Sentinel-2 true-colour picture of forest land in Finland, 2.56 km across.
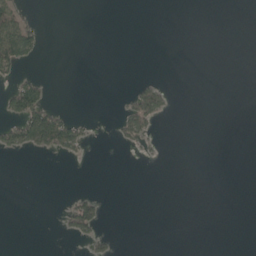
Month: May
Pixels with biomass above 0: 10%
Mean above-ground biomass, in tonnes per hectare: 11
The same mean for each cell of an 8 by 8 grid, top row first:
61 0 0 0 0 0 0 0
99 4 0 0 0 0 0 0
31 11 0 0 11 0 0 0
63 73 0 2 83 3 0 0
56 88 41 4 18 0 0 0
0 0 0 0 0 0 0 0
0 0 50 0 0 0 0 0
0 0 19 12 0 0 0 0
